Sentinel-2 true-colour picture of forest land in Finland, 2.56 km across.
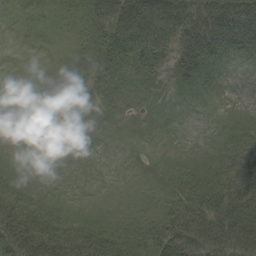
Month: August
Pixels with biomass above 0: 58%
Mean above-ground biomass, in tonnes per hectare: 22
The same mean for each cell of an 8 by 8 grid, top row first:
3 8 20 61 79 75 71 90
0 1 11 40 44 49 62 48
0 2 9 19 15 21 21 1
0 1 5 7 6 3 3 5
0 0 0 1 1 0 2 23
3 0 0 0 1 12 18 23
26 12 2 1 5 21 42 53
49 39 30 23 26 52 64 70
